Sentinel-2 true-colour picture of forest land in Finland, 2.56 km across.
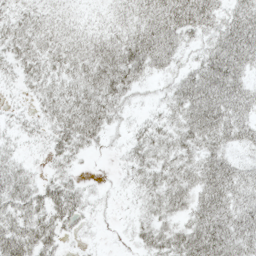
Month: May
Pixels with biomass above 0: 80%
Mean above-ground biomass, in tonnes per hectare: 29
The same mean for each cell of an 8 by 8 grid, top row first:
23 22 12 18 34 47 37 38
30 28 30 40 52 30 29 51
17 28 34 48 20 21 47 32
10 24 45 32 10 28 52 35
12 20 32 9 33 31 31 22
32 19 12 5 29 30 41 32
36 40 27 6 19 26 48 41
49 32 7 3 20 34 60 42
